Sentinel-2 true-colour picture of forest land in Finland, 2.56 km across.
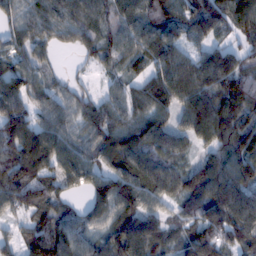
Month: February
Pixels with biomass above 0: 91%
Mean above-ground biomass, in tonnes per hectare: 92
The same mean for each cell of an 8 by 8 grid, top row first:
70 84 94 83 94 96 111 114
67 50 62 75 80 82 66 67
119 47 20 37 70 113 107 111
117 90 78 88 79 81 146 128
125 132 83 104 106 60 75 130
127 91 96 110 95 79 113 120
86 87 47 120 108 59 108 128
56 150 96 99 123 54 112 84
